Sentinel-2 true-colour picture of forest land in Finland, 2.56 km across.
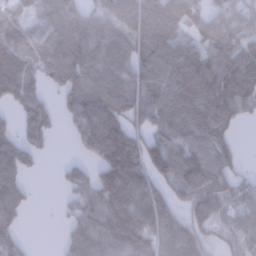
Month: January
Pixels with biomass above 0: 79%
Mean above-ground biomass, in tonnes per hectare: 82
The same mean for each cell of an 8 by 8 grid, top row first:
54 82 75 69 105 87 64 65
81 83 107 90 77 86 79 109
106 55 89 94 97 111 140 131
47 52 98 107 92 115 124 63
86 34 45 144 85 92 95 15
86 1 53 136 102 110 131 37
83 0 56 129 137 69 71 43
67 0 85 116 118 129 36 50
